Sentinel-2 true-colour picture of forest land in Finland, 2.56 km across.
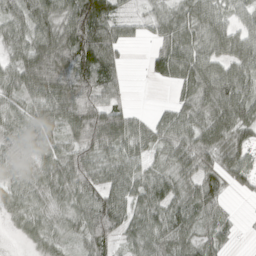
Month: April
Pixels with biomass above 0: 85%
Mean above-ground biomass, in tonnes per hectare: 64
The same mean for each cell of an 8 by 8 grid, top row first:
60 75 134 82 29 53 76 41
56 103 134 83 14 102 66 63
70 122 129 75 13 67 87 73
43 80 103 91 14 52 71 80
31 49 73 80 53 77 80 58
35 64 85 58 58 58 66 55
41 37 63 101 69 77 62 3
11 38 40 66 67 76 42 8
